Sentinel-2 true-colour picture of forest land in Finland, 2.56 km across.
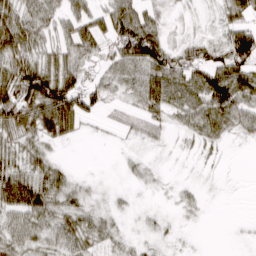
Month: March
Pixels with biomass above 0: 73%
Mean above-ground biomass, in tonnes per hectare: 40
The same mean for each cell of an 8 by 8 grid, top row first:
56 46 45 61 55 13 10 50
75 35 59 51 105 43 51 90
94 88 55 39 68 64 81 74
100 91 66 17 45 39 64 55
46 31 5 4 21 7 26 7
61 53 10 1 16 3 5 0
67 55 39 16 6 12 5 0
43 41 52 25 14 7 1 2
